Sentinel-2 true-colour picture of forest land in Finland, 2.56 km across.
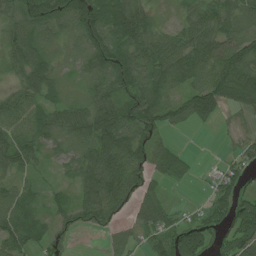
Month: July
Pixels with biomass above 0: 81%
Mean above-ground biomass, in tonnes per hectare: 58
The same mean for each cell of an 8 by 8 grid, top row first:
52 90 112 104 53 35 64 60
71 46 57 93 62 64 64 81
31 63 32 88 85 67 64 94
67 54 43 74 89 56 68 33
68 45 68 109 74 15 0 41
36 13 63 100 69 33 18 49
61 32 64 68 57 19 37 74
61 47 5 26 39 83 54 75
